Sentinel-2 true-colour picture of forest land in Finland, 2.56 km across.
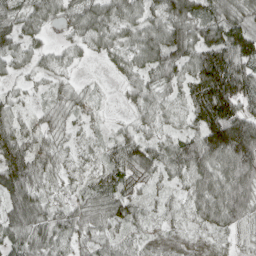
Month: April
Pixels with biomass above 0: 92%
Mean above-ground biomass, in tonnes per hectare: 54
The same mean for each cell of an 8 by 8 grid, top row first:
46 39 50 60 63 72 56 53
55 25 22 42 72 79 93 92
22 22 13 10 44 49 139 103
34 32 29 5 35 25 122 94
79 35 21 31 53 60 127 162
105 40 24 44 48 37 77 115
73 41 38 50 27 21 72 88
56 46 32 33 32 36 31 25
